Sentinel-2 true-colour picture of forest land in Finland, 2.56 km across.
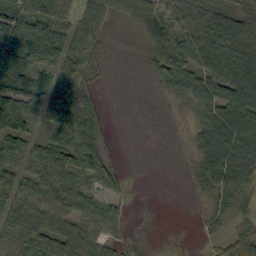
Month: October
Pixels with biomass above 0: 75%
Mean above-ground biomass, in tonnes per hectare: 52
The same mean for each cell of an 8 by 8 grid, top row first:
70 62 57 31 48 48 58 61
79 91 89 5 23 71 83 92
60 37 60 4 7 79 76 95
87 68 104 4 1 9 70 97
45 47 80 16 1 7 85 107
57 78 65 39 1 2 71 125
71 80 69 38 0 0 29 44
63 81 87 35 6 4 16 60
